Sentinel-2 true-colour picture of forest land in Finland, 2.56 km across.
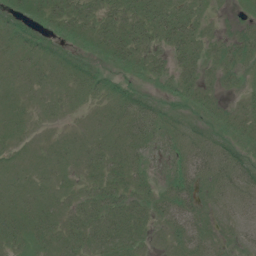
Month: July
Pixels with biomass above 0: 84%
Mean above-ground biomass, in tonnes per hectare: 17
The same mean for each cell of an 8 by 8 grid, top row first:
21 29 25 21 28 29 8 6
15 12 16 27 23 30 16 21
9 11 18 15 16 24 10 13
9 7 5 12 27 13 22 14
8 7 10 14 16 19 23 19
9 10 8 17 14 23 29 24
12 11 16 28 22 33 13 12
18 18 21 25 13 17 16 10
